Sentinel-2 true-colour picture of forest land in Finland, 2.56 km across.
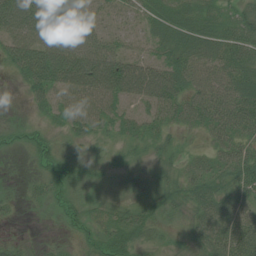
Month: July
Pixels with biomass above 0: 84%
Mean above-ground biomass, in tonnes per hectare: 41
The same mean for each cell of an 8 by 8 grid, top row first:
92 86 53 24 36 55 43 37
57 71 60 35 26 62 64 59
20 82 79 83 88 68 50 62
2 24 43 38 25 44 59 68
15 30 29 19 27 18 20 42
1 29 24 21 28 31 39 49
7 20 24 28 33 30 53 42
9 7 17 49 31 17 56 62
